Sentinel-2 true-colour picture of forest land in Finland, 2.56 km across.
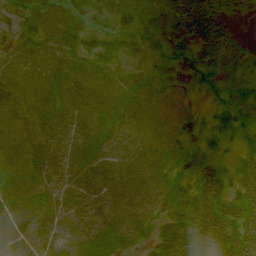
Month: July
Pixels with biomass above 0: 90%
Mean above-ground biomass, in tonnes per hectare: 40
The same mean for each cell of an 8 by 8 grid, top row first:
17 49 33 36 37 52 49 14
33 50 40 30 28 42 40 20
49 51 52 42 32 46 24 23
52 48 46 46 51 45 19 55
57 49 39 41 43 46 33 32
51 43 27 40 46 40 55 38
54 21 28 40 44 45 58 53
48 10 16 32 25 65 62 57
